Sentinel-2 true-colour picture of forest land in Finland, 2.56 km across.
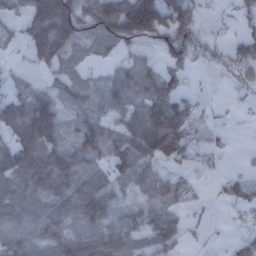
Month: December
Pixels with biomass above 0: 72%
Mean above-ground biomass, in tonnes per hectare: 82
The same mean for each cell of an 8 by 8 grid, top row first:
57 192 133 145 229 159 14 50
29 156 60 56 44 146 56 88
45 32 58 72 88 83 6 37
150 146 56 63 131 123 23 18
124 141 99 87 137 119 33 1
127 147 115 74 80 45 18 39
80 70 131 74 53 55 14 56
96 97 102 105 64 86 11 41
